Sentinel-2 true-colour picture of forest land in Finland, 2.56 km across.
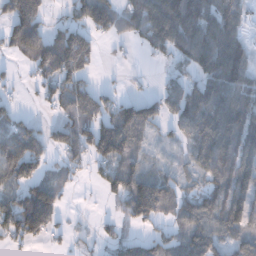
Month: December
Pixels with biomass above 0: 69%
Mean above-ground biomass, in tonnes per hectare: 82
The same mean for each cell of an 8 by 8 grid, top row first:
117 39 65 83 127 164 104 77
88 154 161 10 39 120 124 110
13 68 88 5 6 46 106 139
32 18 105 83 100 73 139 134
98 62 91 134 47 30 130 115
95 53 22 79 84 51 86 125
124 137 4 16 145 84 129 125
50 37 13 35 53 68 127 74
